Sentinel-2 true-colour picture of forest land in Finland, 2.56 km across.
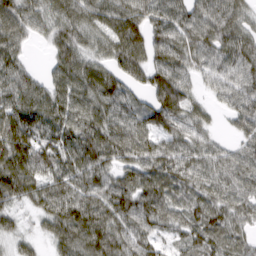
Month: March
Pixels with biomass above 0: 92%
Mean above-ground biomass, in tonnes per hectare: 71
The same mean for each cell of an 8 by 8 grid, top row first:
96 65 84 78 81 73 87 60
57 31 71 69 83 80 78 87
71 47 89 75 58 88 40 75
97 79 82 73 57 95 28 61
118 84 93 86 74 68 46 38
122 88 88 64 76 68 57 63
45 76 97 89 77 59 64 55
35 44 95 94 63 39 61 44
